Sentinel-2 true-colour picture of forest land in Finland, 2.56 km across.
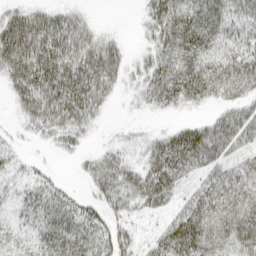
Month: March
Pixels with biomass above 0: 77%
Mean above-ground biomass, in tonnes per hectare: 33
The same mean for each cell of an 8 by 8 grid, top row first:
34 33 16 0 21 45 44 35
71 58 42 27 14 46 36 35
48 69 55 32 28 53 43 49
18 53 46 5 11 13 11 33
9 12 14 11 20 51 53 30
15 12 10 42 43 42 31 37
17 35 25 26 26 24 52 46
22 34 36 40 17 55 52 43
